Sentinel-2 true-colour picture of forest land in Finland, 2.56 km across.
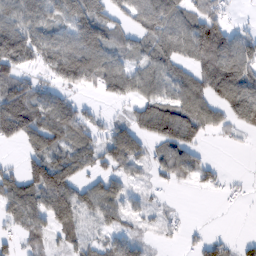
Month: February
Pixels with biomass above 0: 69%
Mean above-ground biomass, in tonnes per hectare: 61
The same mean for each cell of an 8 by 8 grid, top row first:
101 86 124 52 90 94 63 5
122 85 130 65 50 71 94 82
66 32 80 93 72 79 96 129
115 86 35 8 65 90 69 82
36 77 56 74 48 85 12 8
48 157 61 50 18 51 29 5
71 101 84 61 23 6 0 4
33 27 42 40 22 14 30 16
